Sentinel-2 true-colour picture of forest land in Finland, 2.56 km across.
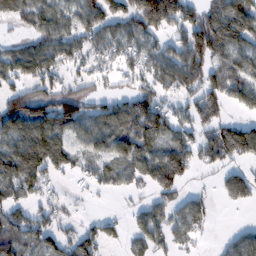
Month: February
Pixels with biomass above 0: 70%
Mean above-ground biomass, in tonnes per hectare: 85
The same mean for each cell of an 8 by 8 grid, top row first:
72 101 96 98 143 121 126 121
54 112 80 69 84 76 186 84
81 98 47 33 71 116 109 92
130 123 111 93 136 63 86 34
128 175 70 109 103 88 111 167
164 81 40 57 70 90 9 71
71 55 8 6 44 67 48 24
96 78 98 41 74 67 13 65
